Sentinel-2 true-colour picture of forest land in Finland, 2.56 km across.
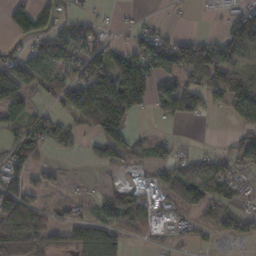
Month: November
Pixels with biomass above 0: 60%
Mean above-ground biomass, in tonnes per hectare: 56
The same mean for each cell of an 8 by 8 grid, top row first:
94 63 21 5 9 2 3 63
24 65 88 43 76 96 96 73
124 79 92 119 105 65 79 66
66 39 68 150 32 91 32 94
51 52 21 80 31 19 3 43
55 37 3 7 11 61 73 43
74 29 19 68 63 49 58 40
102 59 82 84 19 27 28 55
